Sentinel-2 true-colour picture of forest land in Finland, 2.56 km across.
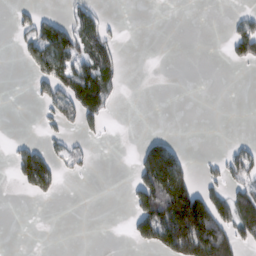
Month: February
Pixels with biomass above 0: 27%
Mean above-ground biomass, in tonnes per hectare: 39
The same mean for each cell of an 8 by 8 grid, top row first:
15 25 52 8 0 0 0 22
16 83 80 44 0 0 0 60
0 64 121 45 0 0 0 0
0 24 103 17 0 0 0 0
16 23 18 1 36 24 0 16
36 78 10 0 89 155 22 53
0 0 0 0 102 250 164 95
0 0 0 0 58 197 211 62
